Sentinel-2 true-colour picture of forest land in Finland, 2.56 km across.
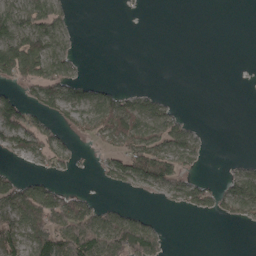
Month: April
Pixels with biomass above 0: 42%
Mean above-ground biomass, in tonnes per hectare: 39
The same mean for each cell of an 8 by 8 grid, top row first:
80 81 1 0 1 0 0 0
98 81 10 0 0 0 0 0
54 89 43 10 0 0 0 0
79 47 59 86 74 27 0 0
58 54 11 40 80 74 11 0
29 28 5 45 97 71 13 55
79 95 81 31 8 18 38 68
70 88 134 116 103 0 0 0
